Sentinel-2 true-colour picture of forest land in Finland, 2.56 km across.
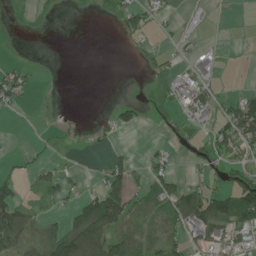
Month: June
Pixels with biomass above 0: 38%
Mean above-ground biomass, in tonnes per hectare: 32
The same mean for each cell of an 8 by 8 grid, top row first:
6 5 1 16 48 6 3 3
2 0 0 0 13 11 15 1
55 1 0 0 6 50 41 0
9 1 0 22 17 19 38 111
1 8 4 18 8 16 41 76
32 39 11 72 33 45 34 46
95 10 56 102 27 72 86 107
64 61 118 62 42 43 58 38
